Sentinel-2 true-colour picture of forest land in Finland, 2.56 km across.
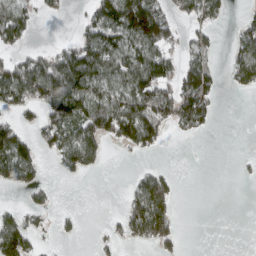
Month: March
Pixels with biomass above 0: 45%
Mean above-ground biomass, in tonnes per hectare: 57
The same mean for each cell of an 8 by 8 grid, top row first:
89 16 21 124 190 67 62 19
44 27 100 110 99 51 51 70
114 141 136 70 108 95 79 62
46 76 103 121 118 119 59 0
99 59 129 26 60 2 0 0
77 9 25 0 46 23 0 4
21 25 3 0 125 41 0 0
124 7 6 19 66 39 0 0
